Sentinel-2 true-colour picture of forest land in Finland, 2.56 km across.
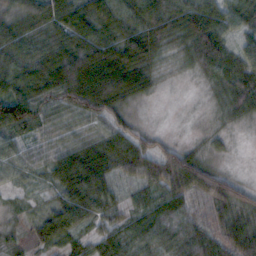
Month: October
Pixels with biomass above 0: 96%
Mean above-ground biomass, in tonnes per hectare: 59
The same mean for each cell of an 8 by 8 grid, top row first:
68 89 73 84 77 81 97 64
61 71 110 102 91 35 89 44
73 111 157 150 58 12 33 78
134 72 71 65 14 6 13 42
49 48 48 56 43 33 23 6
32 37 76 46 63 94 74 21
16 31 58 37 40 68 33 54
21 52 33 48 51 62 67 60
